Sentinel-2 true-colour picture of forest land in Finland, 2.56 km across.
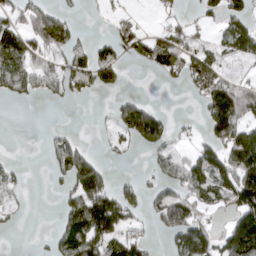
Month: April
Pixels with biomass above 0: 48%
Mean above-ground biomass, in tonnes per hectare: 53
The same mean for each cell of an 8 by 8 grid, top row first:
44 83 12 12 2 22 29 60
105 79 47 53 59 89 37 69
88 60 69 57 0 25 107 37
0 1 0 30 88 3 69 100
0 21 45 20 67 24 48 93
33 14 111 31 16 56 99 111
25 0 103 109 44 132 40 85
0 15 114 77 36 61 70 140
